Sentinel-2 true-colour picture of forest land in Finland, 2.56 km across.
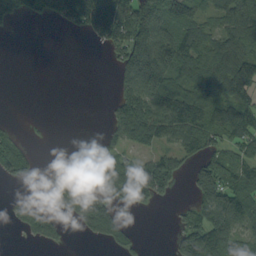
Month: September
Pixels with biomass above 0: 55%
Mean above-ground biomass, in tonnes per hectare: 81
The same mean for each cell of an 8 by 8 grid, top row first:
64 62 165 212 99 63 62 115
0 0 0 81 164 92 121 90
0 0 0 30 213 139 181 182
0 0 0 72 188 193 151 137
63 4 15 71 87 75 87 77
75 33 66 94 120 93 132 94
53 64 113 65 34 19 138 116
3 69 7 62 9 61 188 87
